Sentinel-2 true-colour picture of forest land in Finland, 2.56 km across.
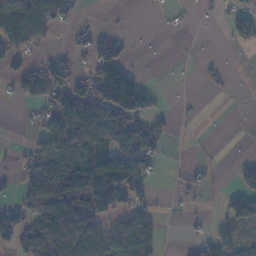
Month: November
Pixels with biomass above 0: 44%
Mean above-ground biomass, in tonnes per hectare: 59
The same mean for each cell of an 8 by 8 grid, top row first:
88 105 12 1 2 7 6 52
46 17 32 70 1 0 1 26
46 63 55 184 28 1 13 1
1 58 172 145 76 9 1 0
10 105 131 125 82 3 1 0
29 155 169 166 65 5 16 46
59 160 144 90 55 4 5 77
64 175 148 107 108 1 56 65
